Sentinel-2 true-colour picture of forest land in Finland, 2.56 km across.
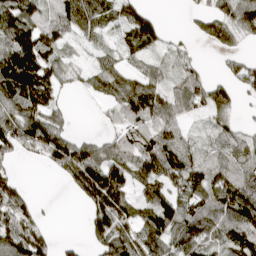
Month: April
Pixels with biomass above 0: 73%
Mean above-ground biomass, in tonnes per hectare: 67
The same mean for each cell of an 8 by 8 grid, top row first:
116 71 102 50 65 0 48 85
134 82 25 25 64 26 16 29
150 102 26 66 65 43 45 59
84 79 2 30 100 61 65 32
90 107 66 55 93 77 36 76
28 7 89 112 74 83 81 86
86 5 11 132 73 75 76 130
98 46 10 116 77 80 86 89
